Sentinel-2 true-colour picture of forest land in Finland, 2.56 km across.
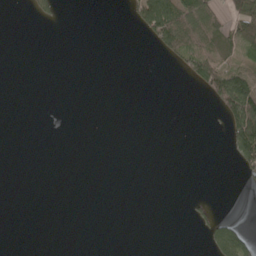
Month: May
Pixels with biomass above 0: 15%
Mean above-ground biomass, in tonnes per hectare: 17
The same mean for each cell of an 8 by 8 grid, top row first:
0 19 0 0 82 104 68 75
0 0 0 0 3 70 60 55
0 0 0 0 0 2 75 83
0 0 0 0 0 0 3 161
0 0 0 0 0 0 0 103
0 0 0 0 0 0 0 13
0 0 0 0 0 0 12 0
0 0 0 0 0 0 24 78
